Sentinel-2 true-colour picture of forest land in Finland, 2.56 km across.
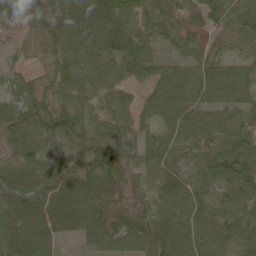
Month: June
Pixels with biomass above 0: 95%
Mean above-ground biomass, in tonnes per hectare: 78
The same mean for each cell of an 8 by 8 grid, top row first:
62 89 112 106 74 68 58 104
33 86 101 89 80 44 51 59
54 86 91 77 56 100 124 123
75 115 75 68 53 95 96 74
69 59 71 60 60 81 84 80
75 77 84 81 46 71 71 110
98 94 99 67 56 85 63 69
90 71 33 66 82 100 86 73
